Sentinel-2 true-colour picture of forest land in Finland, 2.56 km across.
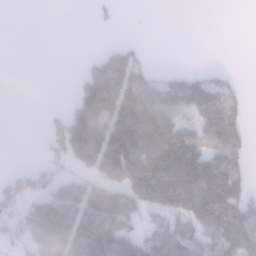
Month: January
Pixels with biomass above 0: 52%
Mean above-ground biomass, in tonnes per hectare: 71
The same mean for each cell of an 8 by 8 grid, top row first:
0 0 0 15 1 0 0 0
0 0 0 40 16 0 0 0
0 0 49 163 91 56 65 16
0 19 128 164 167 101 120 59
0 53 170 161 151 187 106 87
30 48 57 107 161 162 157 78
53 119 94 140 83 95 159 124
48 90 114 108 75 101 84 91
